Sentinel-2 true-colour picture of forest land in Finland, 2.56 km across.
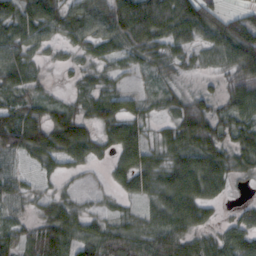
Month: October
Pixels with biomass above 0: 83%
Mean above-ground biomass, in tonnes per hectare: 54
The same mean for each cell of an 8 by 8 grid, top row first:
65 70 59 86 100 95 62 40
57 27 36 44 71 48 44 105
56 13 23 27 17 24 17 73
60 55 43 63 33 46 61 68
76 87 102 54 55 66 83 67
30 26 16 32 65 105 103 30
28 46 30 17 29 93 45 19
54 91 60 57 50 65 35 63
